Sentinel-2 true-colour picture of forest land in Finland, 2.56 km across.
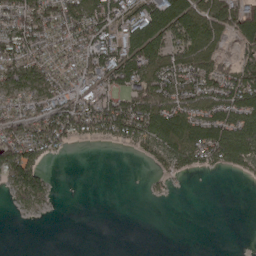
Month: April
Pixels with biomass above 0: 59%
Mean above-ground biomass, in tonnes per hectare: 65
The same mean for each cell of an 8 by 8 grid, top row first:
100 99 113 91 103 135 102 98
112 80 71 105 118 95 80 45
91 81 66 87 91 106 90 91
86 114 126 117 119 81 79 100
161 130 29 31 80 109 128 149
127 37 0 0 7 35 13 18
26 19 0 0 0 0 0 0
0 0 0 0 0 0 0 0
